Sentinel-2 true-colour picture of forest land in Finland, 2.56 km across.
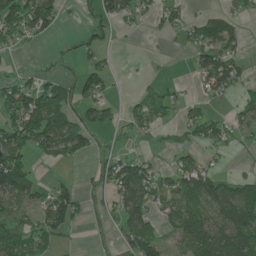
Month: June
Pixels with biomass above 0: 54%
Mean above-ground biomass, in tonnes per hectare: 59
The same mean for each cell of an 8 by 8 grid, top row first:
143 100 22 66 26 44 44 43
38 6 36 18 1 10 104 44
43 44 55 28 11 11 67 60
99 142 60 35 64 32 35 43
103 80 79 17 13 37 51 18
159 7 10 80 93 67 85 33
70 90 57 46 78 63 85 135
95 66 3 22 121 49 131 137
